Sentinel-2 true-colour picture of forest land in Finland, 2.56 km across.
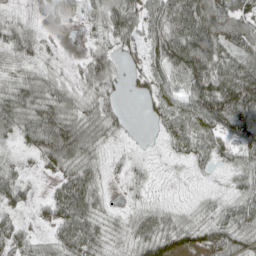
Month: May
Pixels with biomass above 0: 88%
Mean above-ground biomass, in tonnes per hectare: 61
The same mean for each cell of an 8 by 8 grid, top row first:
34 21 29 73 77 108 127 96
66 26 9 45 44 117 109 94
59 53 42 49 35 66 128 149
87 95 63 45 9 64 114 133
32 107 96 24 6 49 68 72
44 21 83 13 26 7 12 52
36 41 102 19 38 26 34 67
51 34 104 47 79 79 70 75
